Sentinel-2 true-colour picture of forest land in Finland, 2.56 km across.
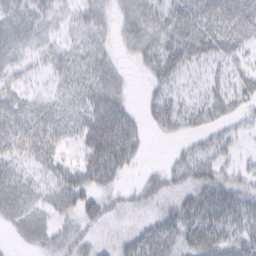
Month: February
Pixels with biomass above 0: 73%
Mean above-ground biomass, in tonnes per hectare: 26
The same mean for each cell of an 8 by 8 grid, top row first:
26 23 19 19 36 28 37 60
23 18 17 11 33 39 35 25
18 10 24 28 9 22 18 22
36 27 28 55 15 32 30 18
30 28 28 77 17 8 24 14
24 17 33 35 11 24 33 23
28 20 37 15 14 28 42 33
10 23 22 9 27 29 39 29
